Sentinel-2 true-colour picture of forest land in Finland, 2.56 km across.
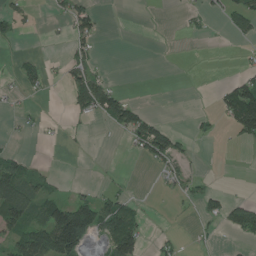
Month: July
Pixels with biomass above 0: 28%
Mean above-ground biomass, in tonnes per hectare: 32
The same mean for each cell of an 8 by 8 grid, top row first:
41 7 61 0 0 3 17 61
5 0 33 0 0 0 0 6
20 25 65 19 0 0 0 49
10 4 38 85 27 0 7 138
5 3 5 2 87 55 3 16
99 26 0 4 0 32 11 0
106 77 113 71 12 3 32 56
85 146 124 91 45 17 7 14
